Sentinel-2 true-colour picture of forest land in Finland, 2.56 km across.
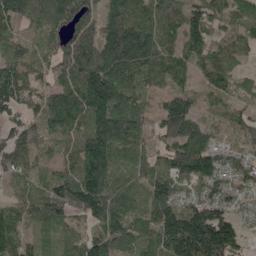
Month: May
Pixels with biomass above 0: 92%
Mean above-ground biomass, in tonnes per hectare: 120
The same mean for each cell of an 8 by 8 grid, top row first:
109 119 148 130 155 104 127 112
90 83 159 162 173 96 109 91
165 75 161 184 124 78 94 45
83 132 138 163 91 168 77 71
99 87 119 167 95 143 112 76
71 91 157 140 92 138 144 97
89 140 149 134 88 140 150 49
100 91 122 136 110 195 253 88
